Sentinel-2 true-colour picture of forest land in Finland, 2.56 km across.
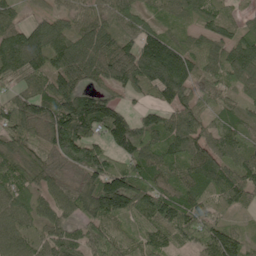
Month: June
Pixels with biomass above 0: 92%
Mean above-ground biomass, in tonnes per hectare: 101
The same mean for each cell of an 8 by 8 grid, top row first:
54 76 73 79 56 52 86 43
209 167 132 103 142 95 80 131
82 104 98 88 113 153 71 99
111 123 150 101 54 95 67 61
97 103 158 117 130 109 109 96
91 76 75 164 129 87 152 117
101 72 83 138 106 128 78 52
92 77 88 107 75 77 129 86
